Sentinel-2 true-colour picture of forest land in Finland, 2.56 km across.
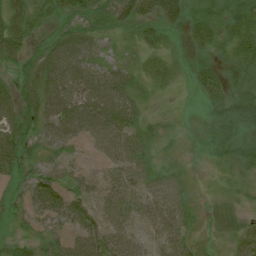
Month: July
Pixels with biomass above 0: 88%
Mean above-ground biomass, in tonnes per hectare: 38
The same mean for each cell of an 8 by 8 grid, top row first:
51 25 38 36 41 44 42 49
50 36 60 11 23 7 33 44
24 61 68 61 22 16 39 26
47 56 74 75 23 9 21 68
61 46 51 62 36 11 20 49
27 51 42 36 35 28 7 16
23 54 40 50 34 53 11 13
27 45 49 49 26 50 10 26
